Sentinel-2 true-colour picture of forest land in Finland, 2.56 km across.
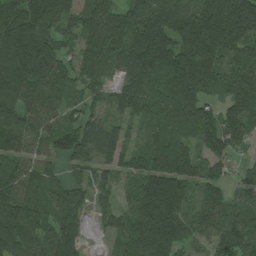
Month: July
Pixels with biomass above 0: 92%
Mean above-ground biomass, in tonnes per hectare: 120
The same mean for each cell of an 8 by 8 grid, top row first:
158 160 135 102 129 144 186 190
257 154 85 116 195 175 201 129
187 156 90 54 116 182 163 116
172 96 66 58 94 180 102 124
109 77 119 99 54 133 82 70
122 71 47 62 132 172 91 41
140 113 90 59 152 142 106 80
155 107 62 48 190 122 72 114
